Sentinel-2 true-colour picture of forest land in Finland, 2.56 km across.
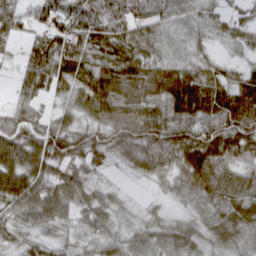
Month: March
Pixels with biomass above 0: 92%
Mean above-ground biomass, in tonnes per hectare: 56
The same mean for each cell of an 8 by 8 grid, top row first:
54 51 71 98 70 53 44 35
17 76 72 54 54 37 25 40
24 60 58 72 76 75 64 47
47 25 44 66 64 56 61 83
96 92 75 60 66 75 72 62
103 76 61 15 32 46 68 43
74 87 60 51 21 19 50 60
47 37 30 41 53 76 45 44
